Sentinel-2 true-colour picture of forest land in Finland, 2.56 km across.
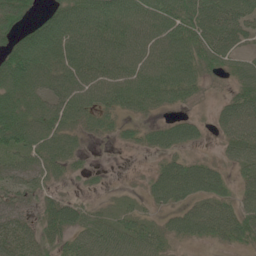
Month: June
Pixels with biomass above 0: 82%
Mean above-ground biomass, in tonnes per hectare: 51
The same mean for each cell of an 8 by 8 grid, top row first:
75 50 83 82 78 83 67 62
76 92 72 70 70 76 69 34
83 57 66 65 85 85 25 40
70 61 62 41 35 22 10 78
64 56 22 10 31 54 10 68
38 31 14 2 11 86 71 29
38 36 38 15 20 39 55 52
55 33 52 66 64 27 28 37
